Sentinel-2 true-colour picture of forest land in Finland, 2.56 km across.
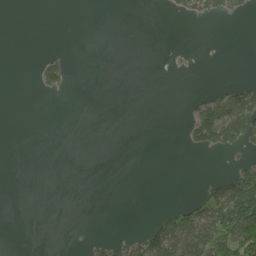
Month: June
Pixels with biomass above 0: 15%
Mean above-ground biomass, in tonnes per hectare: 21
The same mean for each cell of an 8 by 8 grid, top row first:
0 0 0 0 0 12 34 20
0 2 0 0 0 3 1 0
0 63 0 0 0 0 0 12
0 0 0 0 0 0 82 137
0 0 0 0 0 0 73 61
0 0 0 0 0 0 15 84
0 0 0 0 0 23 91 163
0 0 1 15 63 109 122 147
